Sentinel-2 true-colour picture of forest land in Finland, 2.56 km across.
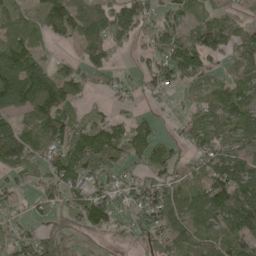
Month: May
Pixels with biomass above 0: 75%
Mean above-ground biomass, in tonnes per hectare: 62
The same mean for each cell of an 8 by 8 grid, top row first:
52 97 77 83 68 49 47 28
71 25 43 48 25 106 99 63
104 107 62 27 31 65 48 55
66 99 24 24 19 11 62 79
76 74 102 88 62 33 58 47
44 57 89 58 47 54 97 78
35 30 88 78 86 65 96 125
52 75 35 18 48 69 62 89
